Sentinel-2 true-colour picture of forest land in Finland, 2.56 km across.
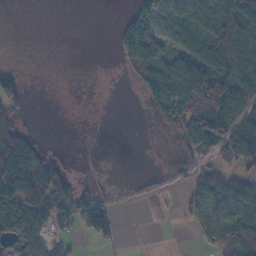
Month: November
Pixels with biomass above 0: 49%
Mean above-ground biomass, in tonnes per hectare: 57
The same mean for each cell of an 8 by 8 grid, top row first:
0 0 0 1 72 83 136 182
0 0 0 11 129 73 121 168
37 0 0 0 87 114 165 141
38 0 0 0 43 134 180 97
119 6 0 0 3 56 108 197
120 86 8 4 8 32 49 49
122 87 96 41 5 9 73 80
62 50 18 25 1 0 40 72
